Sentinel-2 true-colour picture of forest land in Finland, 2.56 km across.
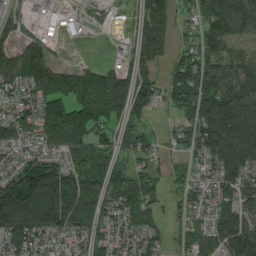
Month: August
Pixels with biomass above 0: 81%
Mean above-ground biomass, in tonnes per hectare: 98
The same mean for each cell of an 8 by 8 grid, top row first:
27 32 21 8 66 47 90 88
98 83 3 15 87 46 82 42
104 226 151 119 99 124 122 95
87 164 148 102 89 76 160 121
97 104 116 79 78 52 124 139
140 182 144 116 95 36 57 133
208 172 204 89 112 31 74 116
110 61 75 83 84 33 108 196
